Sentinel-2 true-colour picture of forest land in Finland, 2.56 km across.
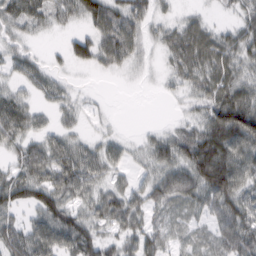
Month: February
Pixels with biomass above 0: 79%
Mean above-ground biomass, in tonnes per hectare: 45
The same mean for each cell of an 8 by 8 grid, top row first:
52 46 44 75 46 17 12 27
27 7 38 73 28 48 61 53
22 31 4 3 5 24 53 49
54 19 21 3 0 6 55 108
41 43 33 28 20 60 113 98
49 58 64 33 22 66 117 85
50 75 41 67 43 25 44 67
59 68 76 36 56 20 23 70
